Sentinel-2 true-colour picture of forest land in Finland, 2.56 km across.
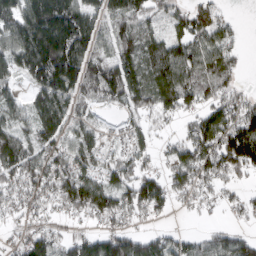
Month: March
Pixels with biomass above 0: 79%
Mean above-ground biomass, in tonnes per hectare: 90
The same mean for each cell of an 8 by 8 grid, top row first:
124 212 159 111 85 69 103 9
116 210 158 86 106 115 112 38
52 157 142 151 108 130 96 35
69 130 51 21 77 69 84 105
122 87 79 23 46 43 127 178
95 104 109 82 92 73 87 60
47 45 97 103 94 34 19 35
37 82 71 101 84 62 59 61
